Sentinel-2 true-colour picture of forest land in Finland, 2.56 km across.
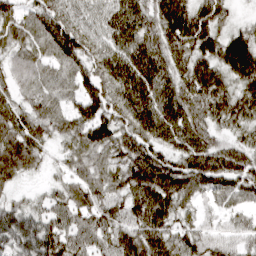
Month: March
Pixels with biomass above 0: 94%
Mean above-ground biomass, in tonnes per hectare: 73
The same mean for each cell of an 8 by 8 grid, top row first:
58 85 47 55 68 99 86 18
55 66 78 63 88 71 81 106
53 55 61 85 102 75 102 78
61 62 69 79 94 86 77 86
89 42 63 76 92 68 80 56
58 21 50 56 110 92 106 89
56 56 67 71 104 72 32 47
109 117 70 70 101 80 65 57
